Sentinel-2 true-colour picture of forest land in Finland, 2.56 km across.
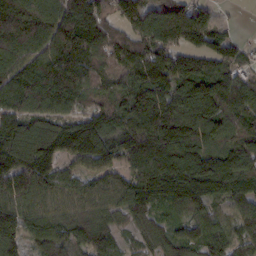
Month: February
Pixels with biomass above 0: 93%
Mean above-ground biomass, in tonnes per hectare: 113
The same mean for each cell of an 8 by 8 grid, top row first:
175 147 173 90 122 149 67 2
142 139 144 97 110 120 99 53
131 191 123 69 117 128 130 86
115 110 81 91 143 133 144 109
152 130 158 108 174 172 122 117
139 110 76 79 139 160 161 128
113 85 72 76 114 76 71 74
92 110 92 81 59 84 97 72
